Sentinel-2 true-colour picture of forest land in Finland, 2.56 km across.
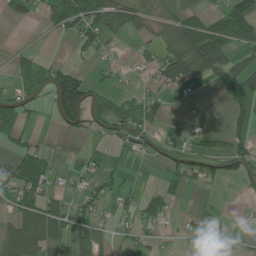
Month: June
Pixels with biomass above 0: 46%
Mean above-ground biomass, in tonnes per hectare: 42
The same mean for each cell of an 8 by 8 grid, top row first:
26 49 102 66 34 46 49 118
13 3 39 12 17 60 146 73
32 64 58 18 13 81 25 108
61 21 81 78 61 4 2 50
33 10 4 27 34 44 24 46
86 60 21 31 4 32 35 51
48 77 40 19 36 11 8 1
68 81 55 27 26 7 20 15
